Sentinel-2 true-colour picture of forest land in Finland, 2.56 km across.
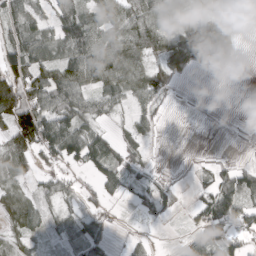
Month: March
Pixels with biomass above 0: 67%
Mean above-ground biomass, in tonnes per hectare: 45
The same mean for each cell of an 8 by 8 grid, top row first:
54 34 58 61 71 59 39 52
71 58 91 78 67 58 91 19
78 95 79 75 63 27 5 0
130 84 70 29 30 0 0 0
63 82 91 47 29 0 0 1
46 33 19 54 31 6 22 60
68 27 33 15 25 12 67 68
32 19 43 16 14 7 53 42
